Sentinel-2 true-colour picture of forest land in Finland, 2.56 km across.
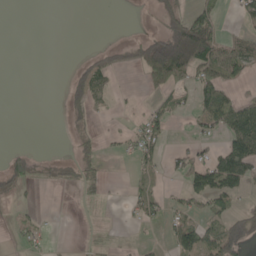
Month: May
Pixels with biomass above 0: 30%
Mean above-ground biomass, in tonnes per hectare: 28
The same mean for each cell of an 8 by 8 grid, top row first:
0 0 0 0 1 40 49 18
0 0 0 26 53 128 111 45
0 0 39 20 29 40 57 28
0 0 22 7 16 17 60 78
1 0 23 4 49 6 18 96
60 12 30 1 16 22 84 86
9 0 3 1 36 22 38 23
12 8 1 3 3 55 61 93
